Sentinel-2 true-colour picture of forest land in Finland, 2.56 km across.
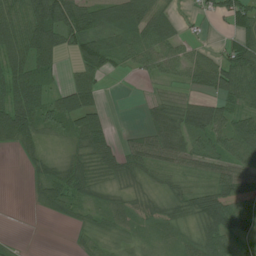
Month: July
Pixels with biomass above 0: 76%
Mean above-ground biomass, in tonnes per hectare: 40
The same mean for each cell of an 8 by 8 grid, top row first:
58 97 73 49 78 23 21 45
60 71 52 35 56 44 18 59
71 31 39 6 14 26 49 73
90 51 75 7 14 38 45 39
39 19 44 29 50 63 40 66
0 38 48 33 31 24 26 48
0 31 36 36 28 27 60 56
4 0 14 28 22 23 60 41
